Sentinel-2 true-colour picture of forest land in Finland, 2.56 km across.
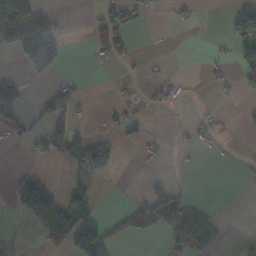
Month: November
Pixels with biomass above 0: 25%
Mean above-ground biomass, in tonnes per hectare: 23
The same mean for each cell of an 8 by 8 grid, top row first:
106 33 0 27 11 5 0 43
79 140 0 33 0 0 3 42
16 25 5 1 6 12 7 30
32 33 13 9 6 4 8 4
8 39 41 28 18 4 12 1
18 10 19 19 6 4 0 1
29 115 37 2 44 41 4 0
1 52 115 29 8 14 14 3
